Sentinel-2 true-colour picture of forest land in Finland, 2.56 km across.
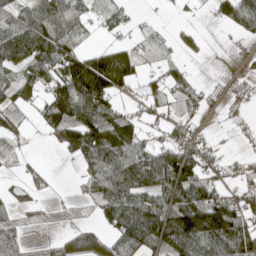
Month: May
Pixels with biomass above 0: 64%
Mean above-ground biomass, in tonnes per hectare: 71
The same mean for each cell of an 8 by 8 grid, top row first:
76 99 62 32 7 9 13 92
125 126 58 58 55 41 11 6
81 93 182 146 45 63 8 21
49 96 131 95 49 49 28 18
13 21 151 176 69 91 53 10
14 19 38 123 139 164 64 38
26 7 7 89 118 134 146 104
29 9 68 67 101 125 147 133
